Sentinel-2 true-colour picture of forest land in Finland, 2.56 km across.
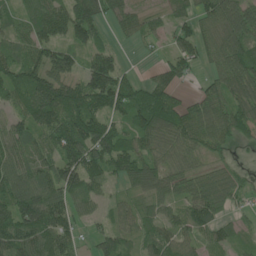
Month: June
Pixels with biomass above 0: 86%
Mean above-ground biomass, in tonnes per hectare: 74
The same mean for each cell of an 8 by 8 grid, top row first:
48 106 117 56 43 58 79 103
55 95 62 36 18 59 57 107
79 126 80 142 32 58 38 121
61 139 133 90 109 91 70 88
79 63 122 110 62 66 61 25
93 82 121 57 95 66 69 35
113 123 42 30 32 45 90 25
83 92 32 64 49 68 49 25
